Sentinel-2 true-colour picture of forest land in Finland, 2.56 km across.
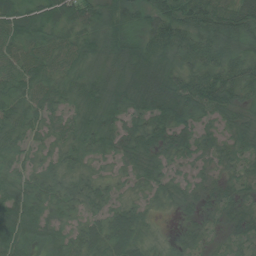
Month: July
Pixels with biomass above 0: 93%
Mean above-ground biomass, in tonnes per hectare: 48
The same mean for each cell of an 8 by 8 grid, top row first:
60 46 53 45 54 87 90 79
39 45 44 45 54 65 73 58
43 51 46 51 70 61 77 78
55 46 42 51 46 71 46 47
43 34 50 35 62 44 33 46
42 50 44 26 40 23 29 36
60 43 41 39 31 27 30 44
52 39 46 66 44 24 27 34
